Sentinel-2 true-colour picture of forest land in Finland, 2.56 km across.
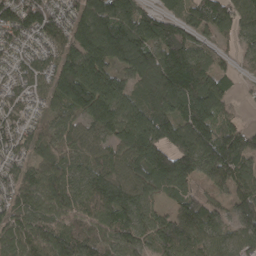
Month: April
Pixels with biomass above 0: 92%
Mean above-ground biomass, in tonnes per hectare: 115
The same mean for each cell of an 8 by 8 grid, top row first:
124 117 103 153 106 74 132 103
68 74 131 175 153 188 52 45
50 78 193 117 114 220 168 31
67 51 112 149 119 140 206 25
75 64 81 105 189 152 176 148
86 102 96 140 121 183 118 126
86 107 117 167 107 77 106 103
112 142 128 108 91 147 108 74
